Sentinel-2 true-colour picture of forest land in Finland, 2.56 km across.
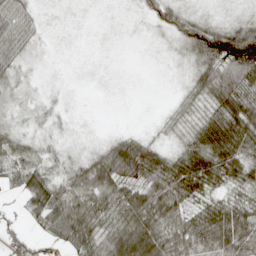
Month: April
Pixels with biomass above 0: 71%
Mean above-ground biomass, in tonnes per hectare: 41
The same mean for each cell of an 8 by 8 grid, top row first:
45 2 0 1 24 60 17 14
40 2 0 0 1 17 128 155
15 2 0 0 0 3 69 81
8 7 2 0 0 11 40 97
33 9 6 42 37 16 89 81
35 35 43 75 79 77 74 47
17 73 55 60 85 60 46 59
49 36 65 70 103 57 61 74
